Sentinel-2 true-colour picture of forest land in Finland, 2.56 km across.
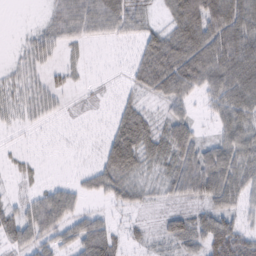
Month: February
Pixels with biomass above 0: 71%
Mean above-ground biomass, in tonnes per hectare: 42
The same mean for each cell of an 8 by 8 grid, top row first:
0 24 75 78 36 57 95 79
11 44 21 5 44 78 85 87
33 34 12 4 51 89 71 90
28 29 10 15 37 42 25 75
0 0 0 0 48 79 39 70
0 1 0 7 20 59 93 63
30 73 33 22 26 29 52 40
52 48 66 63 22 51 65 78
